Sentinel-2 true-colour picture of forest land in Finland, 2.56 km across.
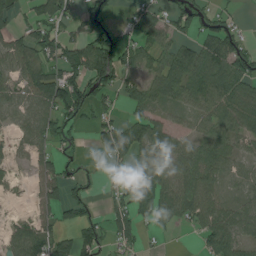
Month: August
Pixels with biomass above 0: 67%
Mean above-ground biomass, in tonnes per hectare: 56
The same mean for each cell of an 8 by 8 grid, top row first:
36 69 44 39 51 69 65 17
56 72 71 100 43 54 79 70
55 95 98 94 47 73 88 93
46 69 73 30 45 23 59 83
24 48 20 90 69 42 53 33
8 57 32 21 106 75 74 43
3 40 43 52 65 66 63 53
51 90 66 43 23 4 57 55
